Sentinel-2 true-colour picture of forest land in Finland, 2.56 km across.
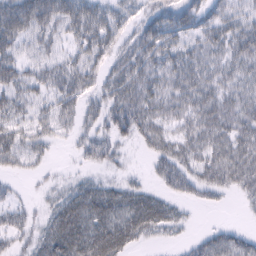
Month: February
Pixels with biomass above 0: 77%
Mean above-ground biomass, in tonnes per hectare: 37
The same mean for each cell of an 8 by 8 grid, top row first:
68 52 53 36 31 46 46 33
43 28 33 37 50 44 40 45
45 37 43 39 49 44 43 39
40 29 34 49 56 39 45 41
42 22 24 40 27 39 45 45
17 10 10 13 11 63 42 48
26 17 45 46 49 21 13 7
26 37 50 54 21 10 34 31
